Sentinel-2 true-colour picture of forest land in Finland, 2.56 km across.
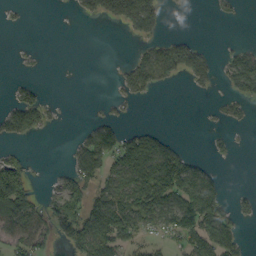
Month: September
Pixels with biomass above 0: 40%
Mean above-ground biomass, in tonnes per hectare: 52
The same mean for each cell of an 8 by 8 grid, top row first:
5 0 25 77 145 1 2 7
3 1 0 0 31 82 14 26
9 2 0 6 77 29 40 100
104 39 0 15 0 0 4 23
22 0 48 114 113 31 9 3
149 6 81 72 139 173 61 0
138 55 96 120 123 121 127 26
90 55 113 112 48 49 114 49
